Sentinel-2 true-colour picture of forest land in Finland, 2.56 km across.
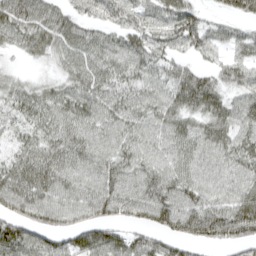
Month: April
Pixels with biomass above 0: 88%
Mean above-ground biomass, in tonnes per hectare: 55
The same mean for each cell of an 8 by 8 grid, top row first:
72 60 41 45 41 74 26 40
33 52 59 49 58 51 51 47
26 25 56 52 47 62 49 48
39 53 69 49 47 58 67 53
30 51 57 46 42 51 55 52
63 65 46 55 52 55 44 47
62 68 59 70 68 76 66 76
107 66 72 75 57 68 59 68
